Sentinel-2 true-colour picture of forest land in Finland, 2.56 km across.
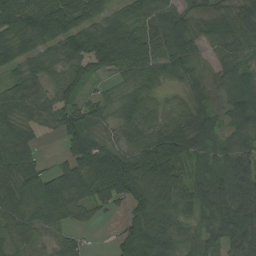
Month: August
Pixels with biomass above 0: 91%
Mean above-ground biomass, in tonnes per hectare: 81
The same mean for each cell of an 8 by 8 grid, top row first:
124 154 83 66 83 81 53 65
76 61 112 119 61 103 48 68
48 58 80 32 72 51 66 115
72 77 95 49 86 59 69 111
110 5 136 71 94 106 82 76
89 74 111 165 103 86 73 103
89 101 65 41 100 90 91 124
63 41 30 21 111 94 64 97
